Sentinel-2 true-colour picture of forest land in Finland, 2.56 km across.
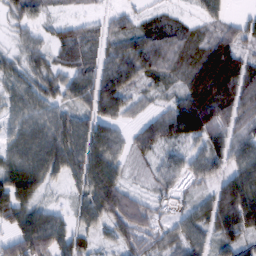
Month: February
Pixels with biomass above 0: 87%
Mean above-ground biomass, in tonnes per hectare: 61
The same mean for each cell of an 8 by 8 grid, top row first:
38 22 16 30 26 23 38 19
26 44 48 49 84 53 57 65
48 56 67 98 50 28 93 78
53 63 62 73 27 95 126 79
72 104 90 87 57 52 72 64
94 61 74 84 16 48 54 82
78 42 45 96 53 23 66 136
78 106 46 39 58 50 45 66
